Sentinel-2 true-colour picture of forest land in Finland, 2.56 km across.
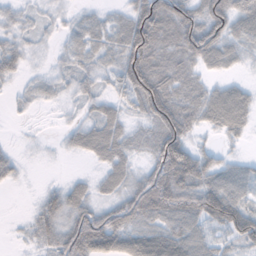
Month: November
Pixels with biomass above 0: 79%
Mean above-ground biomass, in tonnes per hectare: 49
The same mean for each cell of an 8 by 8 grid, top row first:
25 14 15 18 96 76 89 74
38 10 33 37 113 57 93 49
21 14 35 24 111 53 25 19
8 3 15 32 45 84 70 85
5 2 41 67 21 96 12 17
22 1 10 47 50 117 74 58
0 44 61 54 98 102 102 81
4 36 103 79 75 82 44 55
